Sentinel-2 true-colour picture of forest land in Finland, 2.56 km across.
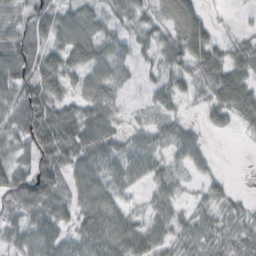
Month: October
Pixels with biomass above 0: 82%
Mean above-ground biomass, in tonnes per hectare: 44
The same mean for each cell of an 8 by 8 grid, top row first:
41 59 52 31 29 71 20 5
77 56 73 42 22 47 50 28
84 61 40 49 15 32 42 54
75 73 55 41 11 17 27 53
56 87 90 48 34 39 12 2
58 80 53 45 37 28 19 0
48 53 53 54 21 33 26 19
38 56 48 73 57 35 45 42
